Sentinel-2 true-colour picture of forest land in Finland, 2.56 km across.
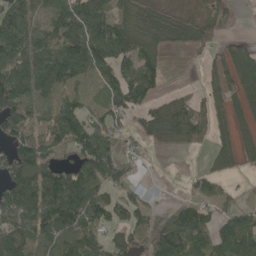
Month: May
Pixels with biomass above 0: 72%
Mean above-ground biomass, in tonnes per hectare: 77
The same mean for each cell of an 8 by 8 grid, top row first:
87 46 96 98 69 45 47 15
92 89 118 134 91 35 56 72
115 101 60 72 108 2 32 93
113 66 95 101 91 114 38 49
100 111 113 92 44 43 37 62
130 111 109 102 13 1 65 26
104 129 120 93 56 47 52 38
103 84 117 63 60 116 76 101
